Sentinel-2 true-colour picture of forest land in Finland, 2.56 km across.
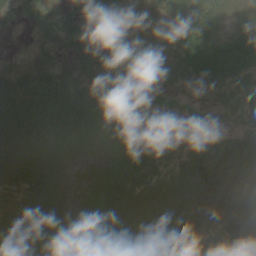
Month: June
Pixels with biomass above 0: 87%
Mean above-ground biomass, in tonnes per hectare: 43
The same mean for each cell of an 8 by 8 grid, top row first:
10 15 34 60 69 59 63 18
2 23 60 42 72 60 85 82
46 52 54 56 69 54 61 54
59 61 62 61 57 21 24 42
53 41 20 32 61 43 57 50
37 29 0 29 40 38 65 49
25 33 2 29 44 44 42 50
25 34 17 19 22 31 24 56
